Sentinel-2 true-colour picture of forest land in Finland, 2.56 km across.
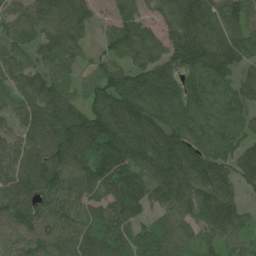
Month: July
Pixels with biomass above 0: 91%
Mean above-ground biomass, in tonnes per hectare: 112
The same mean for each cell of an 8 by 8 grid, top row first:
78 100 105 53 58 134 138 100
96 108 68 82 118 138 177 135
95 133 67 154 148 128 134 96
74 139 104 184 155 155 101 101
74 127 117 176 152 157 119 97
106 143 101 132 105 159 144 112
127 75 87 105 85 104 128 81
68 97 103 99 83 91 64 61
